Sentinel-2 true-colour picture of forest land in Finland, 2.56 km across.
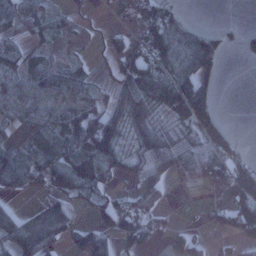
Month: January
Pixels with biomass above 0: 64%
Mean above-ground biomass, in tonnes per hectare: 52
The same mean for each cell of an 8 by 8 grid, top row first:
58 40 12 18 58 37 0 0
48 31 6 42 60 78 68 28
54 67 54 26 74 88 39 0
67 76 114 57 72 46 51 0
43 95 108 105 63 62 69 22
85 70 126 46 68 44 69 61
19 55 25 54 75 3 18 79
72 58 49 52 58 32 21 43
